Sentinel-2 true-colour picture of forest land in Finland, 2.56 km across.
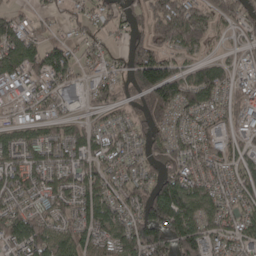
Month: April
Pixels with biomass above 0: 79%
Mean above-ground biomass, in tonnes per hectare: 74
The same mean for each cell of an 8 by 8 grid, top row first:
34 30 43 56 63 144 69 70
95 70 32 24 76 76 36 31
68 73 44 35 149 135 117 29
22 38 31 50 52 88 69 56
75 78 83 61 55 69 78 39
84 77 84 65 71 110 71 65
75 72 87 83 131 188 91 65
99 102 87 84 134 110 92 69
